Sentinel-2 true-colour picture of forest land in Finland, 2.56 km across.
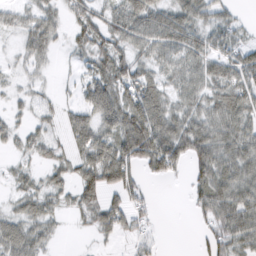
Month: February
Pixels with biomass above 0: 75%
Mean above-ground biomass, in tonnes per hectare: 43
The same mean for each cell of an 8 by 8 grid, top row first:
28 40 42 44 66 55 42 14
16 39 31 51 46 56 47 39
12 9 23 68 52 43 39 51
13 22 39 68 88 56 58 65
21 35 46 63 91 79 78 69
21 24 46 64 30 22 64 65
26 36 39 44 27 0 53 78
58 30 2 17 31 0 35 63
